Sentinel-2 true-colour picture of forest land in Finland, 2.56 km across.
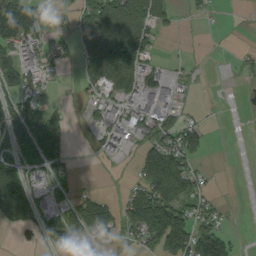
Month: September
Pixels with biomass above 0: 49%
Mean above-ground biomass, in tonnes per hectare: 65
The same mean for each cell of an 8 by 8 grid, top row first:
180 27 72 142 134 20 10 1
105 55 70 177 99 1 0 5
88 29 31 145 108 35 1 6
106 64 11 76 103 53 3 1
81 177 4 70 53 81 28 0
144 63 17 1 92 155 21 0
206 64 95 54 138 115 47 1
15 38 46 30 73 152 134 13
